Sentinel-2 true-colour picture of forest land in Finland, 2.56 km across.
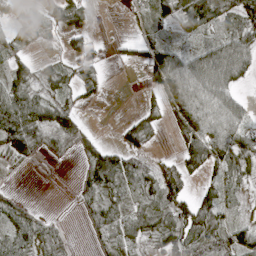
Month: April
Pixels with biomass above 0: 67%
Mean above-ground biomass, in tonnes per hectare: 40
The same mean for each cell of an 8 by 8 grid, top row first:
26 23 40 0 29 46 77 68
25 6 43 8 28 24 40 67
49 34 63 2 26 80 95 39
96 55 27 0 24 42 72 42
87 32 31 22 51 20 76 56
3 0 26 92 49 62 25 31
35 2 16 38 35 55 55 12
59 43 1 46 30 59 65 53
